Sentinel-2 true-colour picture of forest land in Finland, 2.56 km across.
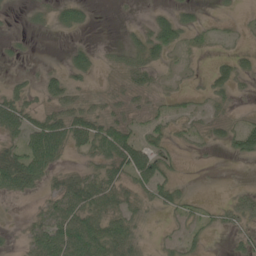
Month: May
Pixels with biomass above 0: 52%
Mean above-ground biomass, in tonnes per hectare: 24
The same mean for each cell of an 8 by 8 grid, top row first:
2 15 26 1 4 30 5 6
7 0 17 7 42 36 10 10
10 22 16 7 23 11 19 23
47 28 36 16 19 16 15 6
30 80 35 55 39 15 15 46
56 31 27 37 52 17 1 0
2 26 56 42 27 25 10 34
7 59 78 59 16 14 11 16
